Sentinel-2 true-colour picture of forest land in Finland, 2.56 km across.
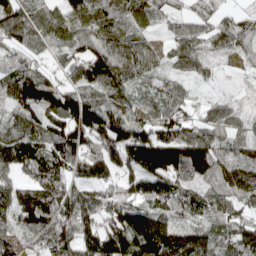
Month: April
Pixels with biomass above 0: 92%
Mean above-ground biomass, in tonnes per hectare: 101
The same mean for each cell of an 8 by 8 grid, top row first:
111 90 93 94 63 51 39 37
82 65 82 118 83 72 53 55
126 92 112 143 55 54 33 15
88 104 180 114 71 80 43 41
143 113 130 143 177 157 122 72
70 131 95 85 153 132 119 153
113 132 147 115 106 94 85 64
69 103 147 167 194 178 124 117
